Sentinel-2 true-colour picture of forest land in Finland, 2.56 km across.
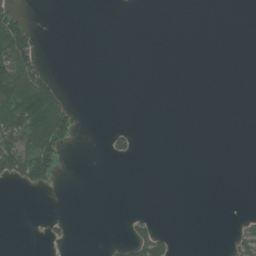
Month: July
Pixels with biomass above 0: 13%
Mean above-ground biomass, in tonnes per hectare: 16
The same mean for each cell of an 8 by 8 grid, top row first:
41 0 0 0 0 0 0 0
112 0 0 0 0 0 0 0
117 52 0 0 0 0 0 0
120 151 8 0 0 0 0 0
87 90 5 15 0 0 0 0
55 59 0 0 0 0 0 0
0 0 0 0 1 0 0 0
0 7 0 3 71 10 0 26
